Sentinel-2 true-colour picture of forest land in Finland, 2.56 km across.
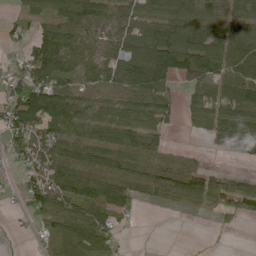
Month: June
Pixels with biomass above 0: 74%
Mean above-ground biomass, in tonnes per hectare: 67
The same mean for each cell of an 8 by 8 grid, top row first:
27 54 91 63 82 88 82 77
19 107 53 58 130 151 103 104
67 110 44 63 147 80 72 114
107 157 72 51 88 41 72 106
55 72 74 88 88 11 22 93
19 93 96 84 75 94 72 43
10 105 83 71 11 9 16 61
4 25 83 40 0 0 2 0
